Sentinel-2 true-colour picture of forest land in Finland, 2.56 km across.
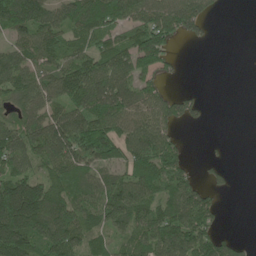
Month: May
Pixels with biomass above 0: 71%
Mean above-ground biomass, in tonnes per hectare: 91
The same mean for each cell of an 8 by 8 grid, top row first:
133 116 137 123 110 134 61 0
81 115 88 103 132 23 4 0
109 96 137 128 93 14 0 0
76 94 108 134 93 83 22 0
96 140 137 116 137 68 6 0
110 102 82 79 120 120 32 3
231 196 109 123 99 117 113 0
204 181 102 62 101 146 121 29
